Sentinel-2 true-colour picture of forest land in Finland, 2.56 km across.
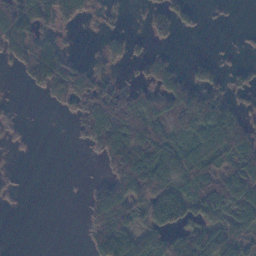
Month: November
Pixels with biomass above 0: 54%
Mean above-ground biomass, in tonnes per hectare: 55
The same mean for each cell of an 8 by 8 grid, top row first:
120 86 47 14 19 59 7 0
78 105 2 47 22 10 1 7
5 98 75 54 34 49 51 26
11 3 42 111 95 99 161 55
9 0 11 99 97 84 120 92
7 0 1 66 146 88 96 87
2 0 7 130 62 120 78 77
0 0 3 152 78 68 87 71
